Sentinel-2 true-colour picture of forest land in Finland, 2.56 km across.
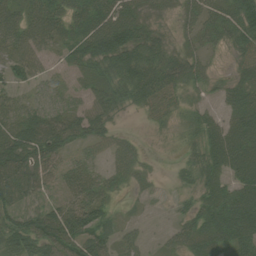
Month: August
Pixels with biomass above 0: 79%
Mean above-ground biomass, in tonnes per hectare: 46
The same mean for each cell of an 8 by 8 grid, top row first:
49 70 53 82 39 18 50 80
55 31 65 97 76 27 28 50
34 20 16 51 81 58 26 35
33 41 36 34 29 28 25 65
63 66 32 36 8 7 61 75
60 35 44 29 16 12 52 61
43 34 81 26 5 10 60 92
70 89 73 34 19 29 52 82
